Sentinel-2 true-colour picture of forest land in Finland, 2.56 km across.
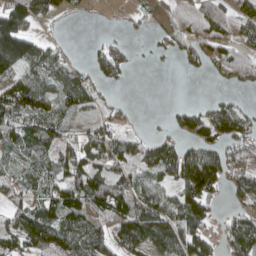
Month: April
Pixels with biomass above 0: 69%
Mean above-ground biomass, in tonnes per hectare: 68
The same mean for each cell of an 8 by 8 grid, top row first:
151 45 7 4 24 64 85 70
189 48 3 53 3 39 75 54
87 78 75 40 0 0 9 50
88 70 56 22 1 35 59 57
72 66 59 70 52 62 73 64
49 72 99 67 71 97 169 71
50 84 97 112 113 83 65 40
79 122 101 103 117 121 77 116
